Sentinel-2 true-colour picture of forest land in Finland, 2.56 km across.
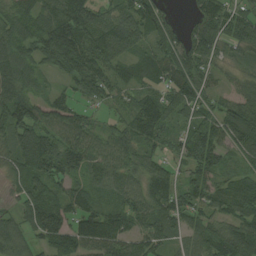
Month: August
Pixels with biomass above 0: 89%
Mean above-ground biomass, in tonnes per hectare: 85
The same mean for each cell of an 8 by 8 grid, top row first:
90 87 124 67 113 20 91 75
109 153 146 95 48 98 86 60
122 32 110 79 59 99 59 40
134 90 59 40 112 58 64 99
89 118 106 73 81 61 123 80
64 114 68 80 83 54 82 53
46 150 92 66 75 82 64 88
84 106 128 111 80 47 86 117
